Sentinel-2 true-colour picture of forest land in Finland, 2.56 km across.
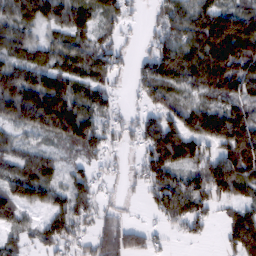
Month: February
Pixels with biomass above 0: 81%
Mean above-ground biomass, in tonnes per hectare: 80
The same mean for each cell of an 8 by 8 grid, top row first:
88 78 81 59 18 78 115 110
68 60 76 65 23 103 146 174
99 101 66 51 64 86 102 108
108 170 119 62 52 84 98 86
51 32 100 43 81 143 86 152
77 74 46 21 69 90 122 127
84 67 79 30 19 91 59 67
37 75 55 104 60 13 17 135
